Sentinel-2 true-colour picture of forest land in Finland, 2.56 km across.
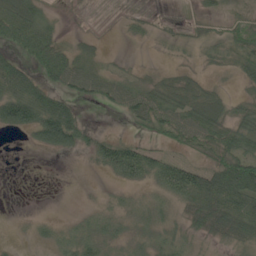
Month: May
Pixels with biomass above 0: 62%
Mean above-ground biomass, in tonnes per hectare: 31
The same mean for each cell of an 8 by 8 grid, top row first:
71 25 2 1 9 2 16 12
38 60 17 1 3 11 22 39
65 36 52 31 16 24 12 20
80 81 19 12 56 51 59 28
0 57 37 43 22 32 56 56
0 0 1 20 36 63 70 115
0 0 5 15 20 20 68 61
3 16 37 25 20 27 18 45
